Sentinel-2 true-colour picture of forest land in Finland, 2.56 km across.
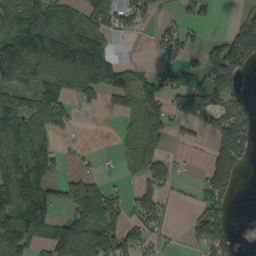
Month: September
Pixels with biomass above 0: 60%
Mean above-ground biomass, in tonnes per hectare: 71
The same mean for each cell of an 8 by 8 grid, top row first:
109 90 69 59 36 24 40 39
124 159 160 44 3 62 81 142
77 74 88 116 73 43 80 47
99 96 12 27 137 60 70 56
98 51 7 9 147 10 26 82
108 61 58 7 72 24 74 45
128 88 150 107 72 8 81 1
132 86 142 100 48 8 120 12
